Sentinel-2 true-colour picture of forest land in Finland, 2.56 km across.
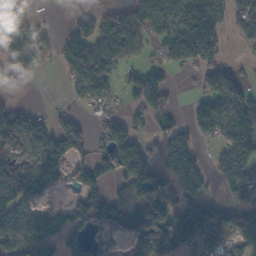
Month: November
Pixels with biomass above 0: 63%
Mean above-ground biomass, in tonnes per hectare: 74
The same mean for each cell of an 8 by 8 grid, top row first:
74 5 60 92 127 125 210 54
94 34 111 115 39 106 138 14
40 1 74 54 88 11 71 56
53 19 23 30 62 24 89 115
54 90 77 98 57 95 31 124
109 94 51 59 119 81 47 95
74 55 91 87 85 81 92 62
81 99 60 34 92 108 100 61
